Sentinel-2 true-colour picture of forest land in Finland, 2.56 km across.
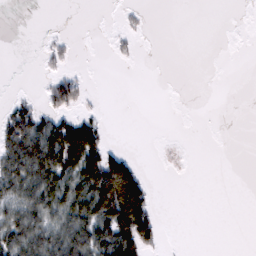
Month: February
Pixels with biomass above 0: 30%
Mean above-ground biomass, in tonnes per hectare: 26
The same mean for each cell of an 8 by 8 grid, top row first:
0 0 0 0 6 0 0 0
0 14 1 7 1 0 0 0
0 18 22 0 0 0 0 0
46 35 22 0 0 0 0 0
66 95 137 14 0 1 0 0
58 73 94 146 32 0 0 0
49 62 75 129 89 0 0 0
72 73 77 100 70 0 0 0
